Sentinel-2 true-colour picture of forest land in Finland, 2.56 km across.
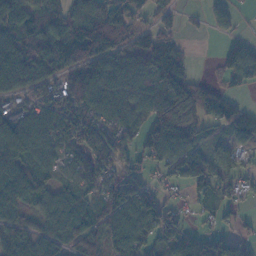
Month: November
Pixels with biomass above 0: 78%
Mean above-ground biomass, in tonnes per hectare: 73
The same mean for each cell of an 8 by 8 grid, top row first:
95 50 94 84 29 24 40 17
93 93 143 84 69 46 0 61
99 66 104 100 99 124 23 32
65 92 94 79 77 144 81 61
119 83 78 74 64 106 50 38
125 57 57 80 53 73 87 38
84 64 66 100 109 31 36 19
96 67 91 88 75 113 59 45
